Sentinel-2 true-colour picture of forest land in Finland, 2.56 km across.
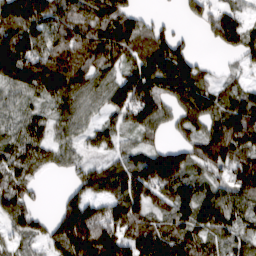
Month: March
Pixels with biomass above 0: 85%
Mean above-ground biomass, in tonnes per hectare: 94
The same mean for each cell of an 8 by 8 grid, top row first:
178 119 100 122 37 15 64 61
167 97 118 138 96 104 14 85
119 144 101 88 160 170 62 37
56 60 79 73 109 85 108 127
86 82 55 60 61 62 135 126
81 23 61 98 131 143 68 97
105 13 131 91 92 100 102 93
62 82 179 139 113 103 71 71
